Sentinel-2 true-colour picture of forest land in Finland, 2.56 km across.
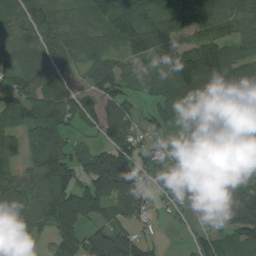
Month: August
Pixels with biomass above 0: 79%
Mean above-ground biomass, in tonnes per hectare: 91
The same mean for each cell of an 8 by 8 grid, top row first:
68 69 64 137 131 97 110 106
87 99 113 72 141 121 118 70
76 105 33 125 72 131 147 131
83 120 102 94 36 51 30 82
65 158 34 97 61 18 52 117
82 172 106 236 80 42 62 61
137 158 156 96 75 24 22 150
66 34 88 134 50 1 63 90
